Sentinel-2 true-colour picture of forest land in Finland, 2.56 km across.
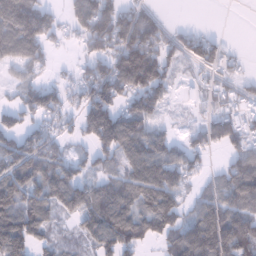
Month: January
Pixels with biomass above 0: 72%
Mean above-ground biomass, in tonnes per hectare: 77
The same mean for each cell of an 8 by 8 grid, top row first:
148 35 84 94 72 1 0 0
121 45 28 92 156 60 76 7
34 29 55 128 148 37 36 41
62 86 66 108 97 14 27 61
85 70 30 128 119 49 57 55
107 97 38 57 131 99 32 105
123 83 95 110 104 87 90 110
149 47 40 105 66 83 160 144
